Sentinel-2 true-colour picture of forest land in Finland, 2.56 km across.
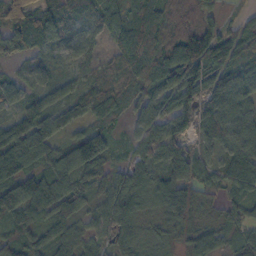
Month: October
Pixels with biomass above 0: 92%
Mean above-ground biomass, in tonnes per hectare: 75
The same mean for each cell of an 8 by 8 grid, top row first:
95 64 64 76 87 62 51 31
67 53 49 39 114 116 158 75
40 36 42 46 85 114 117 91
56 84 82 77 63 117 82 70
126 107 122 49 68 77 45 80
107 95 75 70 80 83 56 97
120 87 67 102 53 99 27 60
46 60 55 57 54 37 59 53
